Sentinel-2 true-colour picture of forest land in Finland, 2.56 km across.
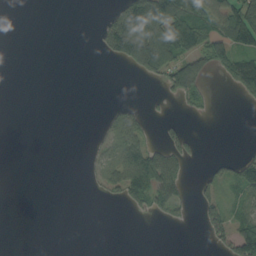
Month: September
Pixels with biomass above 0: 29%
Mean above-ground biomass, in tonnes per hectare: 35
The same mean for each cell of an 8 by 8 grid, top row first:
0 0 0 48 173 139 91 149
0 0 0 79 189 122 90 86
0 0 0 0 20 85 28 80
0 0 0 17 17 5 8 1
0 0 0 38 56 52 0 2
0 0 1 56 118 82 25 67
0 0 0 2 33 41 41 43
0 0 0 0 0 0 18 114
